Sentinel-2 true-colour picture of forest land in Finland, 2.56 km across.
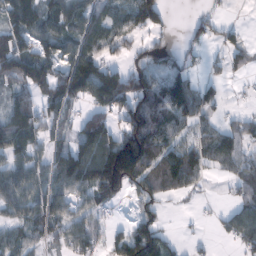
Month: February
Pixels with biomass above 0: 69%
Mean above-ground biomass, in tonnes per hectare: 79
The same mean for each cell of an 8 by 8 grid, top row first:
122 81 85 48 99 4 32 0
130 68 91 59 53 24 27 52
125 140 173 150 108 102 41 11
109 59 45 98 149 106 76 21
95 49 118 165 197 89 81 72
77 71 117 228 119 134 33 62
67 87 43 32 48 5 7 67
60 59 84 52 171 23 6 69
